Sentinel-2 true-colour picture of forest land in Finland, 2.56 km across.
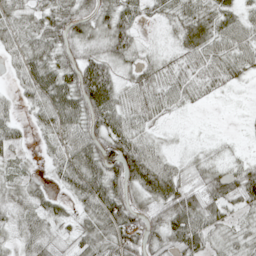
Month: May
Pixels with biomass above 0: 83%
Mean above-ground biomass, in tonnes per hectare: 41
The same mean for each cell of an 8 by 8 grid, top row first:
44 48 59 56 23 30 44 37
39 51 46 54 22 21 52 44
23 65 75 48 39 38 30 21
17 55 65 63 48 19 2 4
25 24 66 72 43 8 13 7
23 15 67 59 81 49 43 54
33 32 26 65 40 65 51 32
25 40 39 45 49 53 39 29
